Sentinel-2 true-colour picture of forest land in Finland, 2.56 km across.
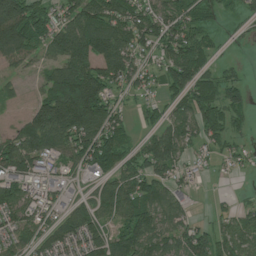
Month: July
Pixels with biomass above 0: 75%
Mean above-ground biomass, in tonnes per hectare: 77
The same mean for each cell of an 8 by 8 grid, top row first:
184 84 118 126 90 98 48 33
137 71 149 152 70 102 59 6
29 75 169 96 47 87 57 42
9 168 234 89 29 49 85 55
98 117 115 100 46 95 43 28
81 36 39 65 91 42 7 9
78 46 50 80 106 65 6 31
69 64 83 79 105 70 69 88
